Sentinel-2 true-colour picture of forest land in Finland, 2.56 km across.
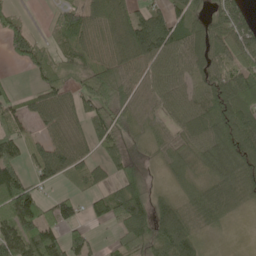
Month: May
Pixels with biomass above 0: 79%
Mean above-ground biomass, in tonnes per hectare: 71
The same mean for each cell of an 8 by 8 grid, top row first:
37 15 80 124 67 56 45 69
60 34 62 81 127 96 82 103
9 46 53 81 65 79 87 112
59 71 58 67 53 67 110 119
86 71 45 67 34 69 94 102
90 70 51 38 42 50 80 97
146 52 41 102 87 77 103 42
133 100 54 21 92 127 22 2
